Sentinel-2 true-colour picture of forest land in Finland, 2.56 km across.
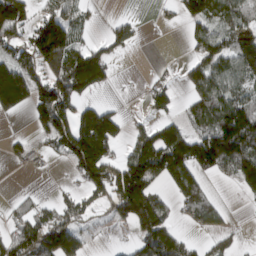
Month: March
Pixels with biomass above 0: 52%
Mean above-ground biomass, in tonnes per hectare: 91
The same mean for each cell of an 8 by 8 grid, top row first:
158 89 54 14 5 30 121 108
76 222 92 63 6 0 110 145
142 116 210 40 6 16 124 102
56 141 116 67 20 34 130 167
24 53 243 153 146 182 177 260
2 4 91 180 218 138 59 154
0 4 93 96 238 56 100 2
0 26 50 4 123 112 35 24
